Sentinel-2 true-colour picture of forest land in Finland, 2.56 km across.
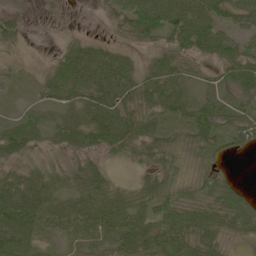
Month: May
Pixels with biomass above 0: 85%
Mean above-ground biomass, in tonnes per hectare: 45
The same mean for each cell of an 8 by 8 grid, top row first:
17 4 1 29 83 85 73 54
7 3 42 34 19 50 61 49
18 36 65 84 48 51 17 82
16 25 47 77 53 41 58 46
54 24 37 55 58 34 45 36
44 41 50 30 34 41 31 7
96 63 55 65 49 59 53 53
86 30 43 54 70 65 48 16
